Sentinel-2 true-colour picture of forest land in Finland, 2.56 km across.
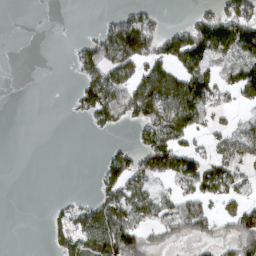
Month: March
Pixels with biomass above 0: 44%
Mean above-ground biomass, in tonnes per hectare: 60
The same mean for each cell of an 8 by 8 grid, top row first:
0 0 0 24 51 0 69 131
0 0 43 129 124 124 145 137
0 0 48 116 117 99 107 108
0 0 43 115 127 118 69 26
0 0 0 13 66 100 44 88
0 0 0 80 79 88 109 65
0 10 46 98 76 85 60 51
0 23 73 172 90 53 49 127
